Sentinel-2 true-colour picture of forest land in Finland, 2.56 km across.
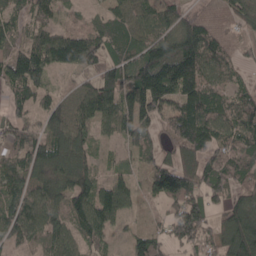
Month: April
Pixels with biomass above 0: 85%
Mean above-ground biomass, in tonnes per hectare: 98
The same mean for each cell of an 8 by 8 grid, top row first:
85 68 26 71 90 87 57 88
88 130 161 92 129 150 127 50
126 62 39 99 185 201 116 47
63 86 93 87 142 135 132 112
81 103 95 34 78 116 117 113
108 105 124 46 54 179 115 86
119 110 105 106 25 86 94 109
81 97 76 37 88 98 77 184
